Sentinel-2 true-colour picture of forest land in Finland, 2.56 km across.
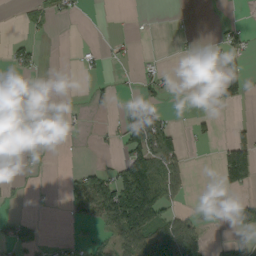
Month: September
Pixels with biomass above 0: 24%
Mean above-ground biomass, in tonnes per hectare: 29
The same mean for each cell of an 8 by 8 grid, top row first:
4 23 9 0 0 0 0 2
31 0 9 12 0 3 5 34
5 1 4 11 24 5 0 59
0 1 4 11 88 5 13 1
1 1 0 9 120 42 10 72
4 1 39 55 167 58 0 90
4 3 40 137 193 30 3 35
56 10 23 43 102 109 21 16
